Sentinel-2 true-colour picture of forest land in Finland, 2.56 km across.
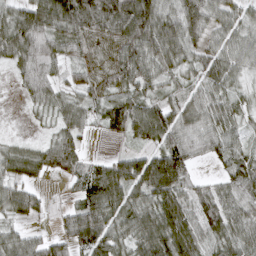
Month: April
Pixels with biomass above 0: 86%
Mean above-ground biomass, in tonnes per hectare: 69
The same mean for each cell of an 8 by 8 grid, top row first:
81 117 157 142 122 95 93 48
98 67 59 69 110 83 59 60
24 57 47 73 83 37 69 35
0 41 54 73 80 76 73 41
25 41 46 8 47 83 66 57
56 29 65 96 109 103 17 67
75 17 76 92 81 90 70 68
57 47 83 78 97 112 54 71
